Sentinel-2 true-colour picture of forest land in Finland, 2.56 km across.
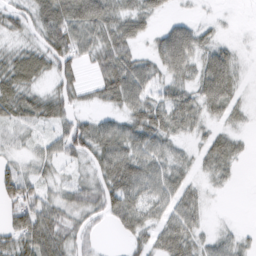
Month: February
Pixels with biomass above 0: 78%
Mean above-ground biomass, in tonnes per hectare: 41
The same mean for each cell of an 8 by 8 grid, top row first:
35 68 64 54 39 12 5 1
22 58 52 64 15 84 32 11
44 23 29 76 58 37 61 41
39 30 26 30 63 58 40 31
16 27 66 77 57 25 61 18
46 20 16 77 66 48 31 6
51 47 45 61 48 80 12 0
52 76 27 4 47 73 21 18
